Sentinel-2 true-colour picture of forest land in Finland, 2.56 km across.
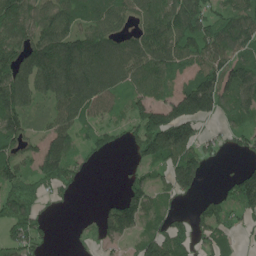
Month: June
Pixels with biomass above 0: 75%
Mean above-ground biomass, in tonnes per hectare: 99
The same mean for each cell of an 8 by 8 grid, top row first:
131 113 96 103 84 134 102 123
144 161 154 126 130 118 131 119
171 167 169 128 102 71 150 146
151 65 116 57 109 146 123 110
111 97 61 48 128 192 50 53
121 128 49 0 59 149 34 93
126 28 2 79 121 39 57 98
99 33 15 73 77 87 75 32
